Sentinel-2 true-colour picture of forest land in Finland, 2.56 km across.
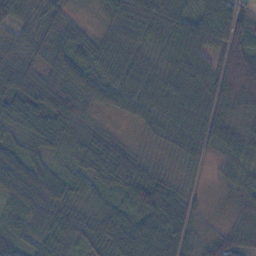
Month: November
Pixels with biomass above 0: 93%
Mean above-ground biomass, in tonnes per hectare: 49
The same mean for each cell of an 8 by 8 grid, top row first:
40 50 10 49 90 76 83 66
29 41 50 46 38 64 56 63
58 30 74 50 41 46 49 103
42 43 41 23 36 39 54 39
34 39 48 51 10 37 45 56
46 47 45 65 63 17 9 40
32 61 39 48 82 63 14 36
50 55 44 88 101 81 37 44
